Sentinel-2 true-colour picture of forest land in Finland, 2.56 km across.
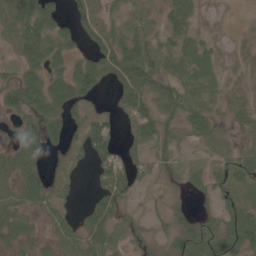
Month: June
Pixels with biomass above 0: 78%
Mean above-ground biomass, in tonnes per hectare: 45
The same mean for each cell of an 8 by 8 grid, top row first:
53 71 40 31 33 77 10 1
46 87 29 63 78 43 28 9
58 74 77 40 87 56 47 10
51 73 30 29 82 47 43 30
30 40 35 64 62 38 50 28
52 30 13 68 27 27 59 59
47 34 18 55 11 17 19 55
43 21 51 53 20 50 71 72
